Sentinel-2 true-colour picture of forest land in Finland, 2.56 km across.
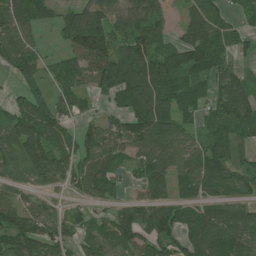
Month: July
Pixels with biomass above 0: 77%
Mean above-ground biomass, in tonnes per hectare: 69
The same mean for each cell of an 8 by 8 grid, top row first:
95 40 66 66 74 30 72 21
87 15 109 99 96 61 120 26
33 40 59 98 114 81 66 54
59 74 35 34 109 79 43 87
80 95 72 70 91 73 68 56
35 91 77 63 63 74 92 51
76 40 26 37 78 68 68 67
112 78 45 79 73 71 115 82
